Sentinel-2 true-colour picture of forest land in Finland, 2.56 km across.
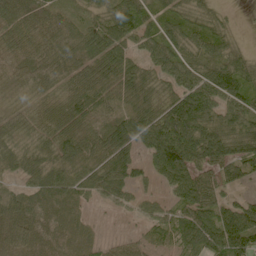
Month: June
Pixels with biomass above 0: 87%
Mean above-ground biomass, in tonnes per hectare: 68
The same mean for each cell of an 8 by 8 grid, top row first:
87 56 32 78 60 56 44 3
76 85 69 75 44 61 56 28
42 69 67 76 70 54 79 78
41 61 83 94 111 132 88 72
57 60 97 119 80 181 147 100
41 74 63 78 27 93 53 51
78 73 50 14 19 41 66 65
71 62 74 16 28 52 98 113
